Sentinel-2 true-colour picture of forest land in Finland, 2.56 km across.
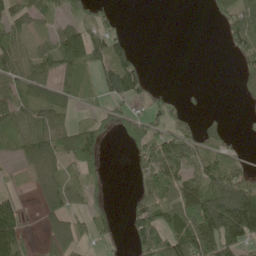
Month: May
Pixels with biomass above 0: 57%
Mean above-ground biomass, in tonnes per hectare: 61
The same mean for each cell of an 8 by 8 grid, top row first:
70 46 59 27 0 0 13 81
88 59 126 95 3 0 0 53
84 70 59 120 58 0 0 35
82 84 22 43 38 37 13 5
55 86 114 8 91 92 57 12
10 73 51 3 67 96 96 68
49 63 34 17 88 131 172 224
85 52 39 17 106 123 153 126
